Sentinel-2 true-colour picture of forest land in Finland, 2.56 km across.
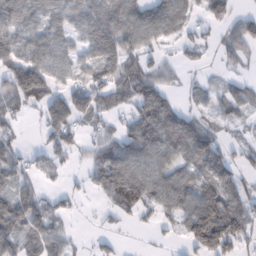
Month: February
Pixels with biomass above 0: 68%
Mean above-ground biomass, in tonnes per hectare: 61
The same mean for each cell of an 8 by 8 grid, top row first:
69 63 71 90 89 86 45 44
59 74 50 100 65 22 24 63
97 83 42 85 98 30 18 30
37 86 74 48 78 68 40 39
34 45 36 69 107 102 86 21
48 21 14 94 91 70 89 58
79 57 7 41 57 73 133 95
66 65 7 16 2 12 159 77
